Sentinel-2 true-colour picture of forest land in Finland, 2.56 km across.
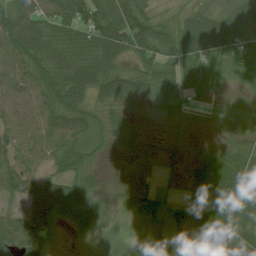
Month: July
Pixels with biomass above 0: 87%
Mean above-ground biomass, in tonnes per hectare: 49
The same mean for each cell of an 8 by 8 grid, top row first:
75 63 75 84 50 24 47 64
88 74 59 84 68 68 73 78
72 65 71 65 43 45 36 21
71 65 56 32 14 29 11 13
67 65 43 21 13 10 15 40
77 59 44 7 10 12 52 57
43 114 72 11 22 19 73 63
88 64 12 26 28 55 29 51
